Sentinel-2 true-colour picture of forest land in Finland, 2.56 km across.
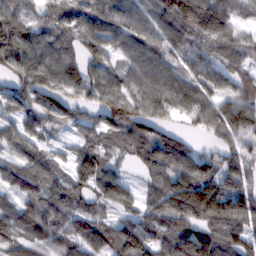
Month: February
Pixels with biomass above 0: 89%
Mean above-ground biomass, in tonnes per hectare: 96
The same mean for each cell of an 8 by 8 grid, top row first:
120 69 98 112 75 168 149 59
136 102 84 73 107 80 71 88
83 103 105 80 123 102 89 78
73 100 63 111 108 63 92 121
80 38 63 82 138 120 35 75
77 83 98 78 55 128 128 104
71 91 70 53 71 135 175 126
97 91 90 105 121 143 141 102
